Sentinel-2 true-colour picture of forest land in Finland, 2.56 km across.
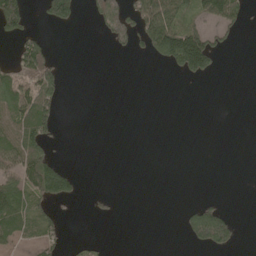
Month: May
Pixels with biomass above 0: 26%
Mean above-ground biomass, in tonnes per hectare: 38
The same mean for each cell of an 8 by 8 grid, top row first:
126 74 38 78 120 102 97 53
44 42 0 19 42 194 128 5
67 97 0 0 0 11 28 0
87 88 0 0 0 0 0 0
102 56 0 0 0 0 0 0
90 140 17 0 0 0 0 0
97 44 2 8 0 5 71 0
64 47 8 2 0 1 128 24
